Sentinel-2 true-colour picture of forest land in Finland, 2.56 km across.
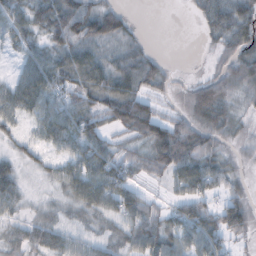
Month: October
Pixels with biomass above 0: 79%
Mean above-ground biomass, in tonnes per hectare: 45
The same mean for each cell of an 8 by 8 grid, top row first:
47 69 83 51 0 0 46 69
29 45 54 23 19 0 14 56
43 77 59 64 53 13 39 63
53 51 64 63 71 23 78 26
22 35 60 41 54 95 48 21
40 22 60 65 30 52 74 20
28 21 40 47 48 38 53 60
43 51 29 34 67 56 80 21
